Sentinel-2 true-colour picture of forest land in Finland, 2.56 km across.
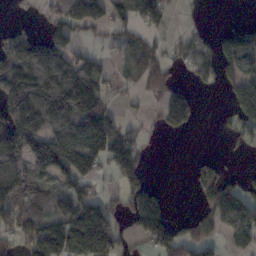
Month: November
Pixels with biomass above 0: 56%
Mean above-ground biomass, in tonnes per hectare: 81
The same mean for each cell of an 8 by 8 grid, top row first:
5 45 47 53 107 7 6 1
115 132 31 21 64 20 30 168
137 170 179 33 54 30 29 94
141 163 164 70 11 128 0 72
161 191 208 173 26 0 0 21
129 100 123 50 64 0 75 37
107 81 140 48 136 1 67 179
53 166 143 93 42 86 53 86
